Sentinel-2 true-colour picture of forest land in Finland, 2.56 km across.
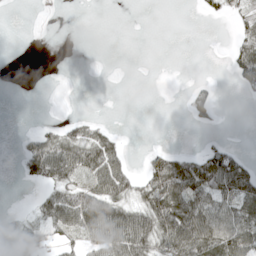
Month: May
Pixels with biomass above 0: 38%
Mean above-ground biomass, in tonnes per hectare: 32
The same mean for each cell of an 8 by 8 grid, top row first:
0 0 0 0 0 0 11 22
0 0 0 0 0 0 0 35
0 0 0 0 0 0 7 39
0 0 2 0 0 0 37 0
4 65 78 53 2 1 13 5
5 57 52 98 33 88 94 83
3 59 103 100 65 95 74 73
45 31 36 90 88 102 99 91
